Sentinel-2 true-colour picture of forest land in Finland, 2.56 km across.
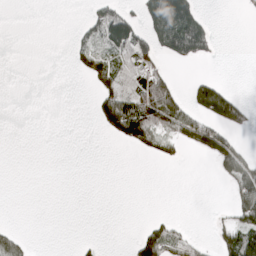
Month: April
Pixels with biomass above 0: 25%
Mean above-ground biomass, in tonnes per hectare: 29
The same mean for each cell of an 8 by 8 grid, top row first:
0 0 4 78 48 143 16 1
0 0 21 70 72 88 38 0
0 0 5 63 103 38 37 0
0 0 0 93 131 100 70 54
0 0 0 7 39 23 69 22
0 0 0 0 0 0 1 60
0 0 0 0 0 0 2 70
34 0 7 0 60 47 11 135
